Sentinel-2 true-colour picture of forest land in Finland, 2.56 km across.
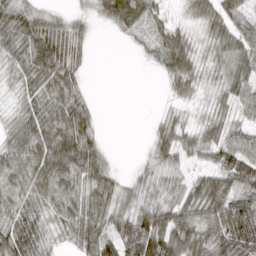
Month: March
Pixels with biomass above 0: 83%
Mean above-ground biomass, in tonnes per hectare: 57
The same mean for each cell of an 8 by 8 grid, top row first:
71 42 23 59 59 20 61 54
74 107 49 0 20 87 39 72
44 85 37 0 0 59 30 68
35 73 81 0 0 22 30 34
63 90 109 5 8 65 65 53
65 81 82 44 35 44 56 81
58 57 65 59 63 71 91 97
93 49 63 63 126 105 84 103
